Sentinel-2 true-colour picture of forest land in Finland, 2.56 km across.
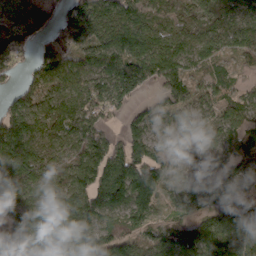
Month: March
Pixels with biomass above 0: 89%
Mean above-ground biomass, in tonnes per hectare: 78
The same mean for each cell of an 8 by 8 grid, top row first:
69 47 84 91 58 58 51 70
85 55 68 92 92 80 63 81
24 83 90 94 63 71 50 21
88 69 86 42 32 59 43 67
135 67 87 57 65 44 38 82
90 91 90 99 106 64 69 63
122 97 98 93 88 47 99 145
104 102 102 80 62 97 115 157
